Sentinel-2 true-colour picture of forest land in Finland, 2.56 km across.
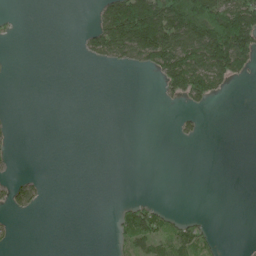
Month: June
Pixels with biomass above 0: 24%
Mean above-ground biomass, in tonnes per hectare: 33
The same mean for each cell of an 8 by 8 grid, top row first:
6 0 0 139 196 152 171 149
0 0 15 118 138 131 154 147
2 0 0 0 1 112 105 25
2 0 0 0 0 10 12 0
6 0 0 0 0 9 1 0
12 4 0 0 0 0 0 0
34 4 0 4 53 4 0 0
7 0 0 14 67 64 27 2
